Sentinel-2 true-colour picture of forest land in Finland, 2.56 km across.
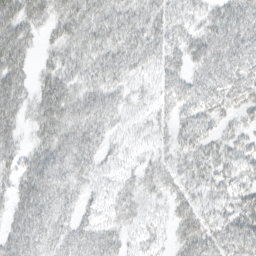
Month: March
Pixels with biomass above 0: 83%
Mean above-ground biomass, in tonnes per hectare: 33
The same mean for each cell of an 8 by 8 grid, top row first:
51 32 36 34 32 21 21 40
54 14 29 32 37 25 39 46
47 32 28 30 19 33 35 47
43 48 40 34 16 28 34 28
32 42 43 21 14 23 32 24
38 56 30 16 28 28 31 23
35 43 26 23 20 26 20 39
47 41 41 31 22 23 40 46
